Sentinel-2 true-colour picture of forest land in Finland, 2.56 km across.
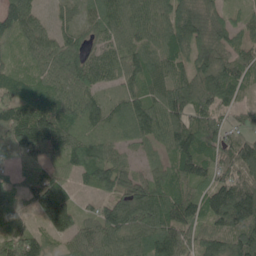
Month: May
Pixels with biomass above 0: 93%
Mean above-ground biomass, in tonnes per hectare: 87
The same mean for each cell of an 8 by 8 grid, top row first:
56 32 45 91 74 111 89 41
45 91 84 69 90 96 97 67
68 81 117 50 95 90 129 76
110 111 125 61 109 122 94 45
105 95 93 64 47 106 83 91
50 87 55 109 65 77 89 90
47 134 48 85 107 115 126 188
125 70 74 93 95 104 93 125
